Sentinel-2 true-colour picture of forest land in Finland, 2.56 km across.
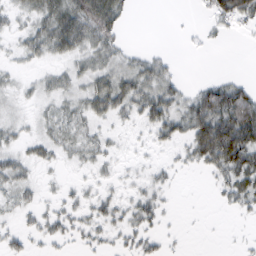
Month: February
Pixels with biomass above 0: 60%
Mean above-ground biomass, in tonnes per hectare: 24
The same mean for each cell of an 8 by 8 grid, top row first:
20 51 70 55 0 1 17 44
15 42 40 32 7 2 7 1
11 18 27 43 43 18 13 13
12 16 27 36 40 39 65 67
20 26 24 11 6 23 81 78
32 6 5 10 12 10 13 51
20 13 19 22 30 3 1 20
17 18 12 13 21 3 0 3
